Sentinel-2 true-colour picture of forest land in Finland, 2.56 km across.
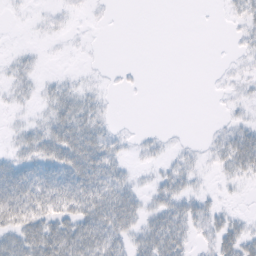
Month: February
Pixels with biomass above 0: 51%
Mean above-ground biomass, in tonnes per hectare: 16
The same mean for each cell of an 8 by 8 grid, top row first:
1 4 2 2 0 0 0 13
3 1 1 0 0 0 0 6
12 6 6 2 1 0 1 7
4 16 34 5 0 0 0 6
13 35 44 20 7 4 7 36
42 34 47 31 4 23 4 17
43 34 41 47 20 30 21 3
37 53 50 37 29 36 13 30
